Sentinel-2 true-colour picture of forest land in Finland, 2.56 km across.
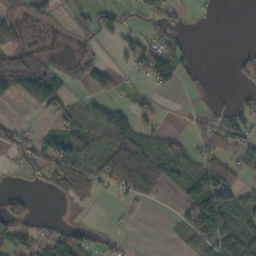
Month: October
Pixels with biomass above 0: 47%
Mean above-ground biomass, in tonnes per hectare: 44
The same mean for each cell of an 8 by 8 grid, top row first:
44 34 24 58 34 26 7 0
50 5 6 10 55 38 0 6
92 58 36 46 30 41 3 21
2 41 46 77 35 4 31 41
45 55 76 69 79 41 64 48
22 73 101 86 80 92 115 40
47 0 8 8 15 16 142 64
82 67 58 13 0 16 77 92
